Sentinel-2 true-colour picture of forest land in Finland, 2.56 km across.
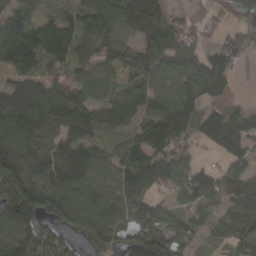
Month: March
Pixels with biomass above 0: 83%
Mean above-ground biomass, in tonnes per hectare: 106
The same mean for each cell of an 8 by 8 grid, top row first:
69 43 88 110 153 28 13 63
131 132 95 104 138 128 65 84
94 82 99 79 122 112 222 15
184 149 122 152 143 158 68 59
118 96 106 49 141 99 76 109
142 135 139 111 172 111 88 139
187 142 151 144 115 59 53 97
119 84 75 119 129 91 39 74
